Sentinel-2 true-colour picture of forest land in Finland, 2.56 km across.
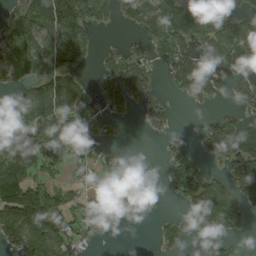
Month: September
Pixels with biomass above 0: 59%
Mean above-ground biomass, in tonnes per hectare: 71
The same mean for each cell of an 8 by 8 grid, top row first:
56 125 106 60 98 177 108 49
99 82 64 20 41 119 81 120
69 111 44 99 66 73 45 59
89 131 94 34 37 15 18 47
108 104 78 12 0 34 77 142
134 50 36 40 23 99 58 86
165 142 51 60 41 7 130 83
82 137 54 1 0 49 22 22
